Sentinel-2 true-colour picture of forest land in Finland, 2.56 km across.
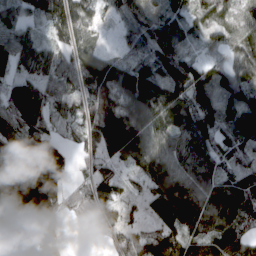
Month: March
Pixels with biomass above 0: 89%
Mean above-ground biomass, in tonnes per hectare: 101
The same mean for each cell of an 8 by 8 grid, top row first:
66 100 88 39 79 62 64 64
130 80 82 15 67 76 48 82
83 104 109 156 142 136 83 84
110 90 84 180 119 129 79 111
114 68 57 175 117 102 102 89
144 221 24 79 83 91 115 105
171 184 71 74 53 152 135 120
205 99 1 69 112 141 138 108
